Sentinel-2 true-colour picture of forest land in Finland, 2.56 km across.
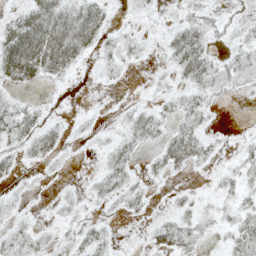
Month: May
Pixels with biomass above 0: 54%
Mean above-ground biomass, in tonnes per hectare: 19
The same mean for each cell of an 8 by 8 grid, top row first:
26 61 51 9 8 8 14 7
85 85 47 14 9 43 25 18
38 19 2 8 2 15 32 21
31 9 3 2 19 20 15 0
23 30 4 16 19 43 17 7
11 5 2 29 11 8 5 21
9 3 11 9 11 14 10 23
23 11 22 14 8 35 8 34
